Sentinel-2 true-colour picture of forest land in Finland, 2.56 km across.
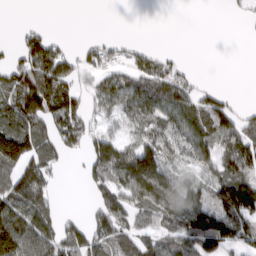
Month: March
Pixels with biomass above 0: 60%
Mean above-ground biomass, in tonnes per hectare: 69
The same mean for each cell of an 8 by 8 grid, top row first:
0 0 0 0 0 0 0 8
33 100 12 22 18 2 0 0
97 143 53 61 76 62 2 0
126 129 76 55 85 84 99 33
183 76 61 101 85 78 81 87
90 57 20 104 206 80 51 67
114 68 3 118 92 123 126 162
157 95 97 92 50 88 138 107
